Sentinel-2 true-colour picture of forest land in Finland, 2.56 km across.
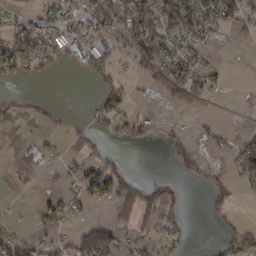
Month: February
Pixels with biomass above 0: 40%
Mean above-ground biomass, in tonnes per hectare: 34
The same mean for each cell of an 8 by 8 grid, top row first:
26 40 48 86 88 132 74 73
87 63 56 47 80 53 28 5
25 10 9 45 19 93 49 0
8 16 4 56 14 12 9 0
1 9 12 15 24 24 16 46
9 0 41 78 7 13 24 49
3 45 22 28 59 26 18 7
38 20 46 38 25 30 4 52
